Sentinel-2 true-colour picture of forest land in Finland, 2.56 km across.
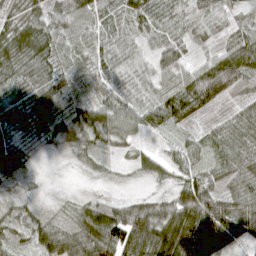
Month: April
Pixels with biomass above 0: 87%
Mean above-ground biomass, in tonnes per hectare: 48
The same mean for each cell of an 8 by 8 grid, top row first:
32 49 29 28 45 53 42 17
62 57 24 46 30 47 20 68
50 63 23 41 41 47 97 63
59 77 62 74 60 57 19 27
36 22 33 32 17 21 28 47
27 6 9 12 26 31 31 59
29 15 39 61 70 69 114 67
27 67 71 102 107 125 126 50
